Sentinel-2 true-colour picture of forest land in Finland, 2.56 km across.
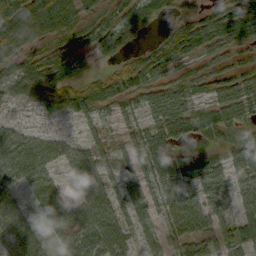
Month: October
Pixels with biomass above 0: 78%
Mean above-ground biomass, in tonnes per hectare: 48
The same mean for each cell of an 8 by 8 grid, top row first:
72 57 47 36 34 21 47 56
48 21 43 42 19 37 50 30
45 47 35 53 58 34 34 44
16 29 47 19 46 78 30 65
87 59 37 28 47 55 19 57
61 59 67 46 36 76 60 46
53 69 65 59 40 65 60 42
71 32 68 70 32 44 47 47
